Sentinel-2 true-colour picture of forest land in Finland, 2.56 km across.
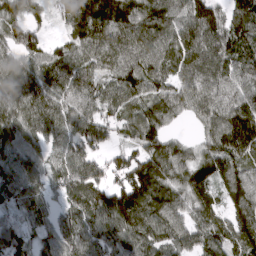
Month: March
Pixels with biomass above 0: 93%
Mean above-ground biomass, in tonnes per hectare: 110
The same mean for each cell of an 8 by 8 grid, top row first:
98 47 143 153 136 113 139 112
103 65 103 125 118 128 122 125
114 122 119 87 125 102 114 124
102 122 104 80 94 72 105 149
92 86 105 59 106 69 88 170
117 93 126 104 164 96 126 125
90 76 127 156 146 105 105 110
114 71 117 107 105 93 105 121
